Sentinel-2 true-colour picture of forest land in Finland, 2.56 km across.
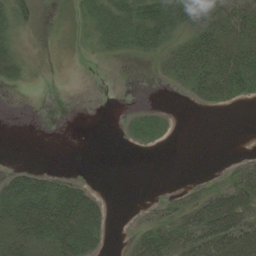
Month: August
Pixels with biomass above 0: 43%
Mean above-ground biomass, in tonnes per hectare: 17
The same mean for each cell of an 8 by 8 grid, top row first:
27 2 10 27 37 40 26 25
21 0 1 15 20 17 32 26
21 0 0 0 0 9 36 46
0 0 0 0 15 2 3 2
0 0 0 0 13 1 0 0
23 19 6 0 0 0 3 25
50 49 58 5 4 17 42 46
38 39 49 3 30 28 48 51
